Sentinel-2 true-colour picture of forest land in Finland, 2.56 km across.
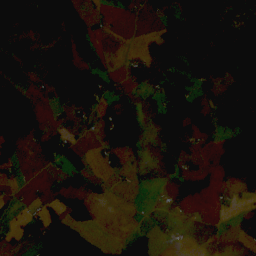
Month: September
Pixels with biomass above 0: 58%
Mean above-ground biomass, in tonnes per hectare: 61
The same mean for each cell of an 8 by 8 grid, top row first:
139 124 59 2 11 54 121 85
56 43 112 4 35 78 114 113
56 21 89 59 70 81 91 84
107 35 40 68 93 125 93 81
42 76 30 63 81 119 25 168
10 8 46 19 41 97 29 181
3 35 37 6 10 36 9 15
25 72 46 15 71 39 49 66
